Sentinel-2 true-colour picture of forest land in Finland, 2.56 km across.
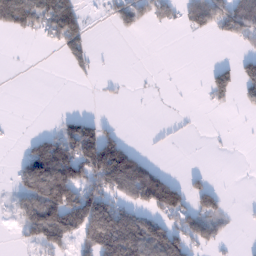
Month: January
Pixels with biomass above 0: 38%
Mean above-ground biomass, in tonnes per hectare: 57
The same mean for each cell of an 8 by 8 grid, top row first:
124 116 62 36 57 43 96 95
0 10 57 1 0 0 0 14
0 0 8 5 1 0 42 76
0 1 13 0 0 2 6 10
5 96 186 111 3 4 2 1
40 161 118 197 167 27 18 0
42 158 180 136 91 119 60 4
13 127 78 241 209 106 68 3
